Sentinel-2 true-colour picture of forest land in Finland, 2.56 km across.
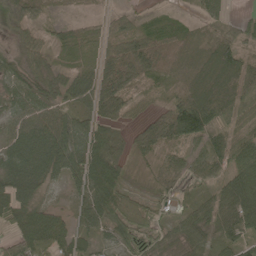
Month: May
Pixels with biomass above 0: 87%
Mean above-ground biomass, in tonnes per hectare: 61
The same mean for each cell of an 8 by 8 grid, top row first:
38 22 16 30 26 23 38 19
26 44 48 49 84 53 57 65
48 56 67 98 50 28 93 78
53 63 62 73 27 95 126 79
72 104 90 87 57 52 72 64
94 61 74 84 16 48 54 82
78 42 45 96 53 23 66 136
78 106 46 39 58 50 45 66
